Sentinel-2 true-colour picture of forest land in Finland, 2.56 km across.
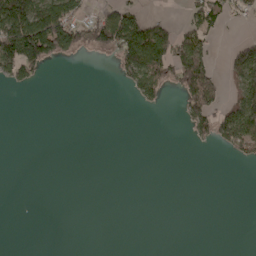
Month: May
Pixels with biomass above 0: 24%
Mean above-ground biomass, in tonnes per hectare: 39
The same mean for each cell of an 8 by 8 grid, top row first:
227 208 72 99 50 5 78 35
179 154 84 91 178 107 58 50
65 5 0 5 99 76 115 86
0 0 0 0 8 7 98 131
0 0 0 0 0 0 24 92
0 0 0 0 0 0 0 0
0 0 0 0 0 0 0 0
0 0 0 0 0 0 0 0
